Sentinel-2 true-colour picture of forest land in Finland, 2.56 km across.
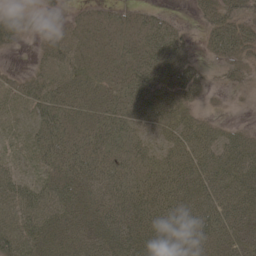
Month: May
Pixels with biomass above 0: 86%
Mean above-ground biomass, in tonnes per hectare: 41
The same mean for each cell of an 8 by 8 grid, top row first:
20 8 22 31 32 9 35 42
14 27 44 48 53 50 25 44
20 41 40 35 55 55 17 22
24 48 37 43 41 39 7 2
17 47 48 49 34 40 45 38
34 40 55 54 52 60 57 54
56 57 44 59 64 68 61 57
59 42 46 51 62 67 55 35
